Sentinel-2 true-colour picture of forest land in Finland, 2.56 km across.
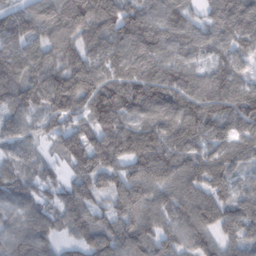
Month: February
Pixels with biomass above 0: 93%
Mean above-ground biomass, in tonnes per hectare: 98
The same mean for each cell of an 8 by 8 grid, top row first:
119 111 152 133 106 100 72 131
91 91 95 89 121 85 65 77
119 129 131 96 119 97 82 70
104 103 93 156 110 118 126 111
70 40 135 137 141 98 86 88
82 48 74 92 113 102 109 56
74 62 99 61 93 98 123 90
79 71 68 104 114 84 72 91
